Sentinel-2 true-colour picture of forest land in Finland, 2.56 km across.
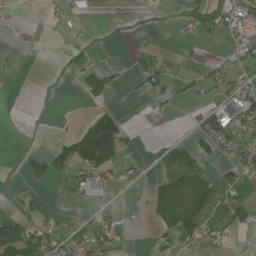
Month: June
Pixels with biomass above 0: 35%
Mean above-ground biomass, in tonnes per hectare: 34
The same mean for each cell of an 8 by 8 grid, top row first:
4 10 5 0 1 4 36 55
6 0 9 3 17 3 5 39
3 0 32 32 57 32 45 38
0 0 3 39 7 10 52 79
2 17 139 147 4 33 54 54
6 57 52 45 10 70 44 72
20 19 6 7 14 123 62 89
155 75 48 44 1 54 41 6
